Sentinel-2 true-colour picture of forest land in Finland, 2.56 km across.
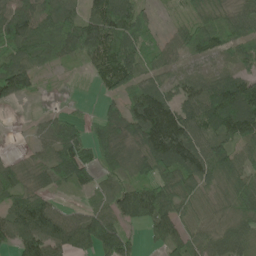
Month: June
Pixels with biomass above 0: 83%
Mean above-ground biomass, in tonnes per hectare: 67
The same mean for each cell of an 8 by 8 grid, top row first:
96 88 60 110 50 12 39 44
71 96 90 107 75 46 64 39
111 7 7 82 53 49 62 80
3 18 15 46 125 96 111 136
2 56 78 67 95 142 74 54
51 43 58 37 53 80 64 63
76 83 26 67 95 70 33 66
85 122 83 113 24 66 57 97
